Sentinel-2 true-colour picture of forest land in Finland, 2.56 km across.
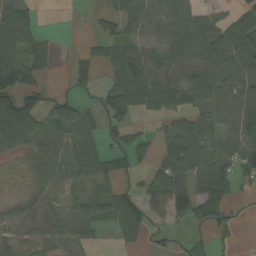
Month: September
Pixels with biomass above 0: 67%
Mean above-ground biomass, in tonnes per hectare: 59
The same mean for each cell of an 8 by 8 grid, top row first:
91 0 0 44 68 48 45 53
97 39 9 51 43 62 79 98
99 20 24 36 94 84 90 82
164 55 55 85 62 96 72 119
69 56 87 32 37 80 65 101
10 76 56 60 24 95 132 59
30 45 44 84 65 81 112 12
35 39 49 12 30 14 30 5
